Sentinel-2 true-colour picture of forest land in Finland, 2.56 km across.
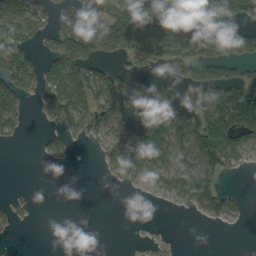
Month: September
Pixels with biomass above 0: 48%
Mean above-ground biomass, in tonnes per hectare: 57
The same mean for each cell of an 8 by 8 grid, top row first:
90 39 120 134 135 31 57 81
91 32 130 84 113 107 63 87
91 77 113 67 15 55 90 87
52 57 72 80 72 78 135 215
8 30 8 65 137 82 154 81
0 0 0 17 59 59 97 7
14 0 0 0 0 16 69 19
2 0 0 0 2 1 0 0
